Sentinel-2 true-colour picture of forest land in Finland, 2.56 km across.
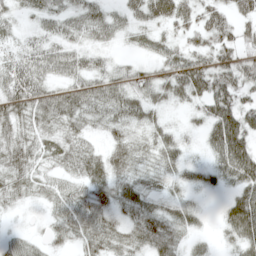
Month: May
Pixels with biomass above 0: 83%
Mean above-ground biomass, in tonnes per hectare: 34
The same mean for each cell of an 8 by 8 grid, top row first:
21 35 41 30 35 42 36 32
21 33 25 14 18 23 35 34
53 36 40 37 38 48 57 46
46 51 48 43 38 11 38 52
41 27 28 26 29 30 31 57
33 20 34 44 29 24 24 54
13 22 59 35 38 30 5 53
25 20 33 38 40 35 12 40
